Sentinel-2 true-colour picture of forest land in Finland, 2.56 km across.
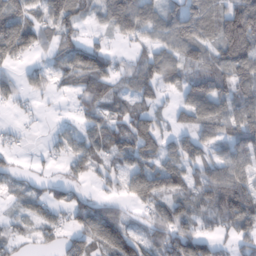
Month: February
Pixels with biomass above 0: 71%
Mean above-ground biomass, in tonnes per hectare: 60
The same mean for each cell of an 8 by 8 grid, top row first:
86 62 55 86 84 69 83 143
102 36 66 24 34 73 68 137
32 34 65 61 77 41 88 104
11 3 30 51 54 38 74 79
10 11 43 59 95 55 51 80
27 22 25 33 86 88 68 61
24 53 59 51 45 73 67 123
37 20 54 105 59 100 53 47
